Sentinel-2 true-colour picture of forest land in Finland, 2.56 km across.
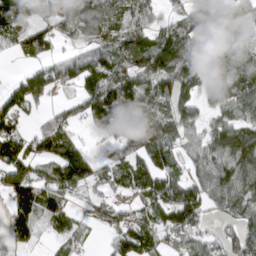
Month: April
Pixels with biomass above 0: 79%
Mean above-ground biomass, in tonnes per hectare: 74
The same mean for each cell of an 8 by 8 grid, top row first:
163 67 100 85 61 40 48 33
46 55 49 85 108 130 57 51
32 92 96 121 96 117 51 86
74 30 47 143 86 82 37 65
93 97 54 65 93 62 71 130
99 68 120 53 79 47 75 107
88 90 22 48 60 117 47 73
60 22 46 40 97 52 50 68
